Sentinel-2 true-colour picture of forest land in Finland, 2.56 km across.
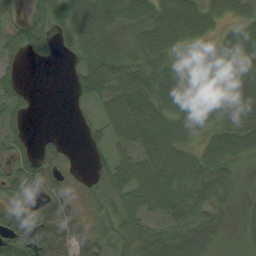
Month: August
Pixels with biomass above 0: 75%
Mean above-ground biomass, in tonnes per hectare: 42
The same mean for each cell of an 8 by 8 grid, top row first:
26 32 53 53 50 76 48 27
36 35 45 44 44 44 37 60
33 0 36 63 52 52 58 51
35 0 10 52 65 45 49 57
39 29 6 34 56 53 32 52
41 57 9 42 74 61 57 16
46 42 20 19 41 55 42 8
92 87 46 21 46 56 36 6
